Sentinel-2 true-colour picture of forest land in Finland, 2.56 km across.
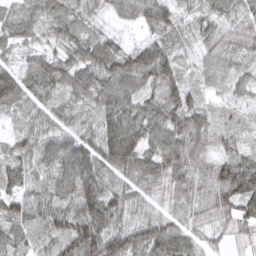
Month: March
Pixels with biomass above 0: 98%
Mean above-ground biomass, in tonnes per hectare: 69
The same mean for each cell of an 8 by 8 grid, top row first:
46 61 56 37 67 58 52 60
46 37 75 65 65 40 42 48
90 81 81 83 70 78 45 50
55 73 61 107 82 101 55 36
50 63 96 132 102 104 58 53
60 68 123 77 81 66 59 105
68 80 102 92 46 41 50 77
53 61 117 115 80 85 39 25
